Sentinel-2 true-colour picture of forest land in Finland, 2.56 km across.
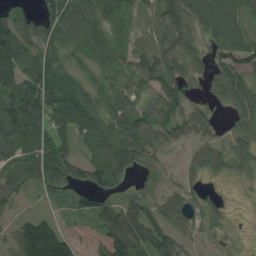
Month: August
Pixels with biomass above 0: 76%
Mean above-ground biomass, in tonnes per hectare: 66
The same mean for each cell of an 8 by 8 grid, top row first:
74 63 94 56 32 61 76 56
122 72 47 37 43 54 36 83
106 86 42 43 60 54 31 75
161 109 85 52 67 58 33 53
85 92 34 75 69 27 59 44
68 108 57 77 17 27 35 23
24 13 57 82 60 70 40 1
106 190 199 164 105 55 17 6
